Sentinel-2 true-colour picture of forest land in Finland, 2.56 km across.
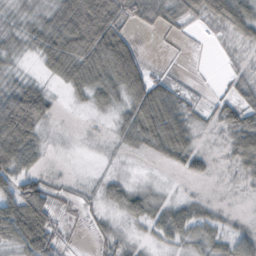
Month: October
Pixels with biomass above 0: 68%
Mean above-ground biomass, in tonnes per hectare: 31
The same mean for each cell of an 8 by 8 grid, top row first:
14 24 89 75 50 32 43 54
15 44 81 91 9 3 2 10
18 15 41 55 54 14 1 14
101 33 3 15 59 46 11 41
89 11 1 6 32 54 4 53
56 16 2 11 2 4 16 14
65 48 10 14 31 30 14 1
43 62 3 18 8 24 30 32
